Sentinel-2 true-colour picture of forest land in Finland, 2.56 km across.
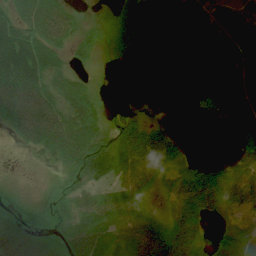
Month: July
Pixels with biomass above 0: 72%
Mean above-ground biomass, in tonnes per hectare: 49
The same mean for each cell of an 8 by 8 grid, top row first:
56 98 26 31 87 79 97 51
81 71 53 26 8 0 71 82
106 57 34 1 0 0 39 96
103 99 79 5 7 10 56 104
21 74 86 60 109 47 0 26
3 12 38 41 60 42 45 50
12 19 50 52 25 62 44 52
12 14 78 50 96 86 16 65
